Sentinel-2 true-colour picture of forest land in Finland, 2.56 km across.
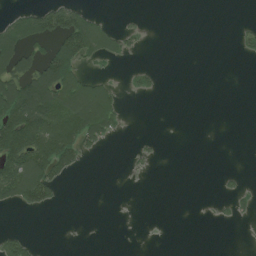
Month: July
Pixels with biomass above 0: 25%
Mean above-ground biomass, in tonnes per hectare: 35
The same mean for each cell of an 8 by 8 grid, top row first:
32 79 60 5 2 0 0 0
103 40 111 53 8 0 0 19
106 135 82 19 16 0 0 0
134 159 181 86 0 0 0 0
147 167 108 12 6 0 0 0
127 120 8 0 4 0 0 6
34 34 0 0 0 0 3 16
48 0 0 0 0 0 0 0
